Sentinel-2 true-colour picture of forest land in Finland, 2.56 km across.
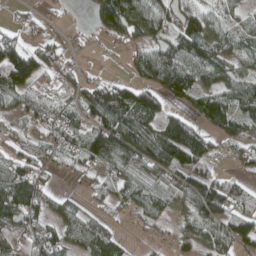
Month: April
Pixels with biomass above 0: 77%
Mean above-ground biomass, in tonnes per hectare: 70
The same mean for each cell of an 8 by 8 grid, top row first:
8 11 4 136 113 94 82 41
69 43 9 13 86 97 86 66
101 31 56 35 74 141 53 75
53 57 84 158 136 43 140 109
44 53 67 137 124 164 54 75
90 28 23 57 59 74 77 35
122 50 31 30 63 44 116 54
89 71 71 66 10 38 76 108
